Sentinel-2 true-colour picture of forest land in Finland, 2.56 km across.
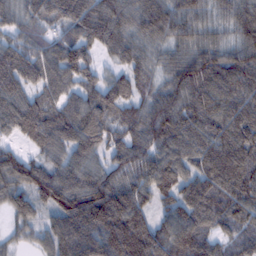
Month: February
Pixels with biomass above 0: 95%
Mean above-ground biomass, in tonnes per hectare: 104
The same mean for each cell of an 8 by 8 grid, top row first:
73 95 132 115 105 99 61 92
97 87 115 86 71 66 80 88
123 92 98 52 68 102 134 117
109 98 107 87 86 118 115 103
44 99 125 74 110 126 124 128
112 107 106 101 103 108 114 124
85 85 174 208 98 109 125 99
36 84 160 191 174 113 74 73
